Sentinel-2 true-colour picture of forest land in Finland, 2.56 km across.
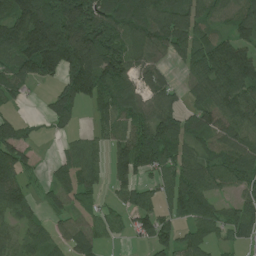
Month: July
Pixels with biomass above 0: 77%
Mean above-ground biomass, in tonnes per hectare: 87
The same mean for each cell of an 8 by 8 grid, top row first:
152 190 181 114 133 123 60 83
118 197 179 133 85 80 87 91
73 62 162 125 69 35 109 132
20 53 37 98 78 89 96 94
110 4 51 65 138 96 66 104
100 28 93 58 53 90 99 105
92 39 45 36 83 72 79 68
64 57 92 25 41 68 58 52
